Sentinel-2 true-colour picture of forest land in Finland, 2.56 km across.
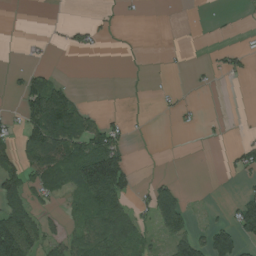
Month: August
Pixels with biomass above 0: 32%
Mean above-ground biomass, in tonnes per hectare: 36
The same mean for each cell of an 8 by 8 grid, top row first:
0 0 0 6 2 0 1 3
1 6 19 1 1 2 3 16
10 55 0 0 2 1 6 10
13 148 63 6 1 12 1 0
46 155 94 101 0 0 3 20
69 81 98 165 2 5 0 23
101 16 38 114 29 91 6 49
153 48 63 131 39 56 67 65
